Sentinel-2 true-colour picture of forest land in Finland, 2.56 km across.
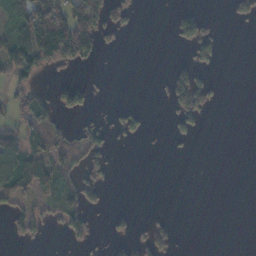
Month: November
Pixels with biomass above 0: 28%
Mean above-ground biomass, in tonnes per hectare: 32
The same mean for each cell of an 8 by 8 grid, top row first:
58 158 106 44 1 35 18 20
88 148 127 12 0 11 47 0
63 7 13 1 0 66 29 0
22 72 43 14 32 56 27 0
66 67 45 21 5 8 0 0
96 70 48 15 0 0 0 0
53 32 77 8 2 0 0 0
18 7 34 24 34 23 0 0
